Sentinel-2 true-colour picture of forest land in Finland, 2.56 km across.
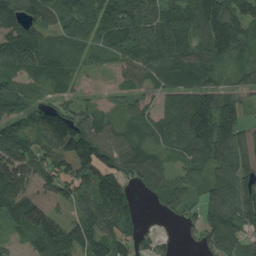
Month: August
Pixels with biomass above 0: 86%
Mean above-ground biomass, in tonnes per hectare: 95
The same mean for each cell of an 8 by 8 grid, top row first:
128 102 147 151 128 117 174 111
113 62 44 62 108 125 142 77
64 67 22 17 56 107 82 44
66 98 66 29 50 145 164 85
138 95 161 119 52 83 141 96
196 149 87 109 73 49 71 98
123 183 71 151 13 49 70 118
29 174 125 104 39 15 69 84
